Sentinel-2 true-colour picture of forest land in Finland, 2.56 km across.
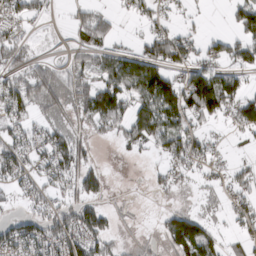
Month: March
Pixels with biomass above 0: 59%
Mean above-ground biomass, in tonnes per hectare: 47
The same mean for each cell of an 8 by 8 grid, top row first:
42 18 46 27 29 11 5 54
56 3 44 42 37 82 34 57
47 75 57 81 116 52 98 41
44 44 46 94 77 96 82 60
49 60 55 21 41 69 31 6
52 51 82 9 10 30 17 30
11 42 78 19 2 25 16 36
71 68 94 41 8 84 69 29
